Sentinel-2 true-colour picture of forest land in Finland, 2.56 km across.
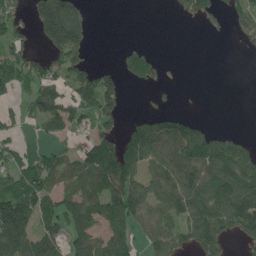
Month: May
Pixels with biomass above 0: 56%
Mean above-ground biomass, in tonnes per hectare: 82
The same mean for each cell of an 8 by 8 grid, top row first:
58 186 69 0 0 16 51 73
88 88 99 1 23 0 0 15
134 105 117 58 51 2 0 0
36 138 113 83 23 42 0 0
57 37 52 119 161 157 120 51
106 143 127 174 101 130 133 146
180 97 121 118 99 102 132 131
152 111 92 104 52 90 127 43
